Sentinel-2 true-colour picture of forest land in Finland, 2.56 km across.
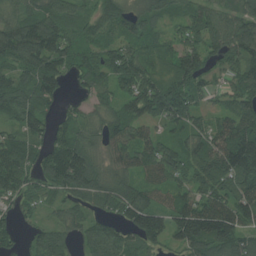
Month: July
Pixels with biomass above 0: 91%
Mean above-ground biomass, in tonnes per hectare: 95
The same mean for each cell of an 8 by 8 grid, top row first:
64 92 65 102 87 51 94 86
118 134 95 84 95 90 106 118
90 116 65 89 116 134 66 85
99 68 53 77 99 120 60 93
90 101 106 86 95 67 110 156
104 111 149 94 67 73 116 140
51 41 78 77 124 88 126 128
41 94 65 105 97 81 162 124
